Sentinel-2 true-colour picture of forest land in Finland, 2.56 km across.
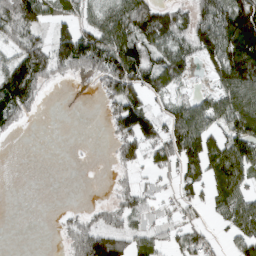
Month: March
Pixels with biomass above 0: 63%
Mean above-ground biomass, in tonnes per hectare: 56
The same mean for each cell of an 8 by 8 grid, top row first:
106 47 43 74 107 70 72 129
68 73 108 110 79 64 84 156
130 46 13 95 86 56 19 118
72 1 0 51 88 63 73 110
2 0 1 27 76 84 78 95
0 0 0 13 18 35 61 80
0 0 12 51 43 19 20 90
0 0 89 99 48 36 36 49
